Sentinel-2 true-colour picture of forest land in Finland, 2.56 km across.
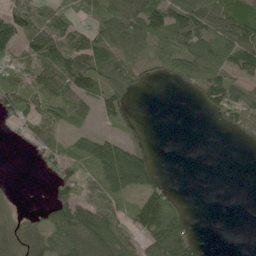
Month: June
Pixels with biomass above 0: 64%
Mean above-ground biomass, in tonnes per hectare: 69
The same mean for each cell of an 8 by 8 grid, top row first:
89 67 44 90 117 114 104 89
92 142 97 123 79 106 187 132
77 85 120 126 41 47 138 71
66 62 44 82 6 0 33 109
6 48 46 91 53 0 0 9
3 32 85 130 140 1 0 0
16 56 108 69 108 67 0 0
66 88 132 102 65 120 3 0
